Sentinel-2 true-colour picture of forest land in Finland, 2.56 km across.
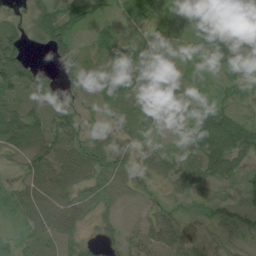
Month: July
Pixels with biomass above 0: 78%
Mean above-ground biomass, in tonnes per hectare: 37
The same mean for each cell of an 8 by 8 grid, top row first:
13 42 28 12 41 40 39 65
63 48 36 26 49 32 53 57
85 31 36 31 25 37 14 15
40 33 20 27 11 14 39 30
45 62 37 31 25 36 78 68
13 83 69 44 15 45 53 35
34 77 45 19 12 12 30 53
27 29 40 33 35 34 11 25
